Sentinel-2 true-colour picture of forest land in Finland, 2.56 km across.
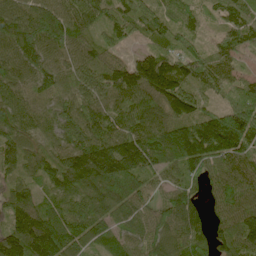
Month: June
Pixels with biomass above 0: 96%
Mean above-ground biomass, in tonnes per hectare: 106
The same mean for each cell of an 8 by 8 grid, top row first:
116 140 111 82 120 74 35 88
111 112 84 52 41 73 44 81
99 92 83 79 171 173 93 65
105 65 103 79 122 146 86 150
100 58 125 155 157 178 229 171
70 86 140 171 111 69 81 99
113 77 92 94 73 130 58 113
158 220 110 80 91 100 90 125
